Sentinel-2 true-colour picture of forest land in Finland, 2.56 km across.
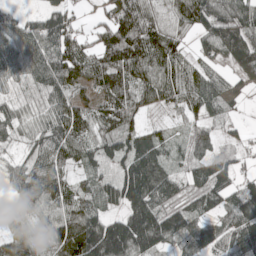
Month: May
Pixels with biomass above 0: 89%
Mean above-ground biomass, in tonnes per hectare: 85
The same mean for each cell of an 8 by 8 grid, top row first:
56 79 24 89 109 68 111 104
99 108 89 133 135 62 37 65
65 116 109 125 89 72 79 28
56 73 77 118 53 29 68 11
39 111 89 73 88 40 79 26
72 127 48 56 166 59 106 51
45 88 109 55 158 90 71 127
88 80 150 207 159 90 82 102
